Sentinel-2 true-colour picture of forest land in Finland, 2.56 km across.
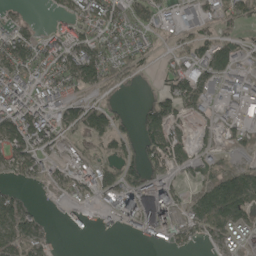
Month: May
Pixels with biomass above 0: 65%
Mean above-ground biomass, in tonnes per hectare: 63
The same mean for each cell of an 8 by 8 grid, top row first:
29 16 86 82 65 34 41 71
113 89 95 80 44 41 74 49
101 89 95 55 10 80 72 51
117 88 66 53 56 86 36 39
92 64 35 61 73 91 36 47
47 48 76 62 90 48 60 106
65 5 18 67 68 90 148 115
92 39 0 2 32 67 59 53
